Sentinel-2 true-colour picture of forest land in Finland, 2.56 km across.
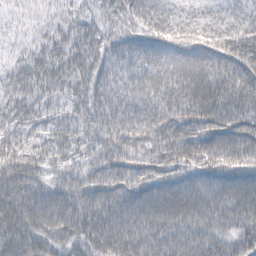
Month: February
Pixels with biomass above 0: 99%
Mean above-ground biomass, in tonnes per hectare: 63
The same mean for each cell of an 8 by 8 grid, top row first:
25 22 40 51 75 62 49 47
32 46 56 48 63 81 85 78
54 56 54 58 74 83 85 74
52 35 48 71 74 72 83 72
53 44 43 65 63 81 75 72
67 46 46 63 62 62 70 71
77 77 64 60 71 76 83 79
67 61 61 78 78 79 86 67
